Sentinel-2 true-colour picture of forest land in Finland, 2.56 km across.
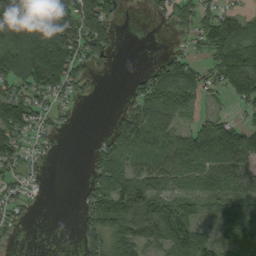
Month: September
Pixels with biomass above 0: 68%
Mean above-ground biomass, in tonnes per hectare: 78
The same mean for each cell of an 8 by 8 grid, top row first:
179 98 154 75 7 81 73 60
138 173 92 69 0 21 88 130
120 154 51 1 54 137 59 157
122 55 11 8 105 79 35 31
96 32 0 70 130 108 181 150
54 6 3 110 83 88 125 109
54 0 32 133 106 95 52 94
11 0 35 93 91 113 62 81
